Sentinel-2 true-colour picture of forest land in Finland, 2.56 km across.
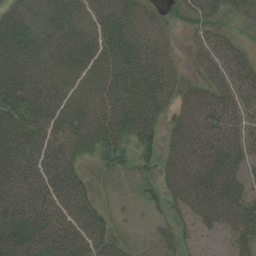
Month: July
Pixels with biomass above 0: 85%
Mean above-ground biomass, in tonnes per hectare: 53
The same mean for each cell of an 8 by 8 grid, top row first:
55 62 60 68 51 15 42 29
71 67 66 60 62 15 51 35
71 65 61 64 57 40 46 60
59 62 64 61 63 45 84 57
79 62 50 43 29 59 87 64
69 71 33 13 15 73 93 52
65 59 52 13 10 33 87 67
81 72 69 39 7 26 10 39
